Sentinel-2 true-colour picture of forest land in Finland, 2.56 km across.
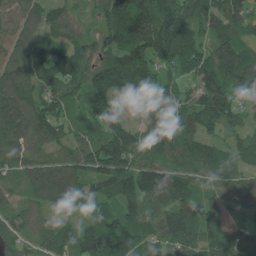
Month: June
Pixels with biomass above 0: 90%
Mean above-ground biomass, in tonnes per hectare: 93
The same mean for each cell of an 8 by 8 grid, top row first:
82 72 34 129 147 117 80 102
100 75 73 102 138 129 87 115
114 111 97 135 105 68 115 125
138 93 50 74 49 100 120 83
112 81 77 142 102 98 80 77
62 110 92 135 105 85 60 73
50 44 60 70 108 114 72 35
62 71 103 136 93 106 87 81
